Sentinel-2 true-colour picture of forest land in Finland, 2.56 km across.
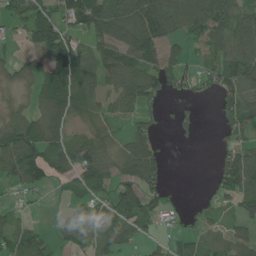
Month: June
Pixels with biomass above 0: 65%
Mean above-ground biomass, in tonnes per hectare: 59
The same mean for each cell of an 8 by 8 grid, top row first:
67 78 104 100 114 92 94 63
10 124 44 95 108 32 49 82
30 83 96 77 105 24 36 91
25 75 61 49 43 16 1 70
90 91 77 38 81 6 0 63
58 60 72 52 114 0 10 121
17 3 37 80 68 15 23 58
63 29 48 75 31 32 50 54
